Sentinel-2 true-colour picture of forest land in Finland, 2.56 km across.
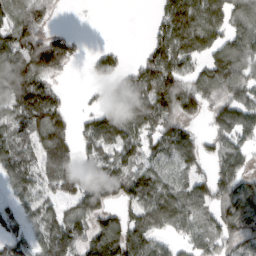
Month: March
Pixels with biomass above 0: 73%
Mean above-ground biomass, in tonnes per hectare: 106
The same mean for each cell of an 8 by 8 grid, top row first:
108 51 0 0 2 142 139 119
128 169 32 39 40 141 113 157
173 88 3 84 132 137 142 152
118 200 33 127 143 128 74 180
82 192 95 149 101 140 70 101
92 141 139 125 116 87 90 124
58 65 120 82 129 124 92 162
57 121 106 196 121 55 92 97
